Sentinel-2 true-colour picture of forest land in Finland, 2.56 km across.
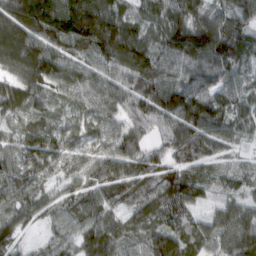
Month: March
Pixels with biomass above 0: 96%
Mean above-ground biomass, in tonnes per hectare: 93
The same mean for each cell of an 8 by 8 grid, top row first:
139 189 195 130 69 109 98 85
135 121 128 159 118 139 163 126
75 108 87 88 153 78 75 74
72 61 58 73 110 131 122 67
62 83 61 70 73 117 99 53
82 52 64 103 73 86 49 59
84 61 65 66 79 97 30 78
62 42 63 91 68 118 83 125
